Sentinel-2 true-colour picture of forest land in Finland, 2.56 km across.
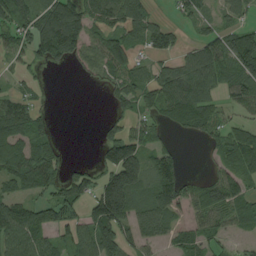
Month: August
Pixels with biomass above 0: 68%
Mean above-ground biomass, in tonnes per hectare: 76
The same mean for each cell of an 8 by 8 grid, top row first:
80 121 127 103 76 27 39 42
71 142 93 96 54 49 89 154
24 7 13 60 67 113 95 98
103 27 0 28 54 100 76 49
85 75 0 116 89 19 34 113
81 82 72 140 105 101 32 75
106 91 61 211 83 91 107 75
98 61 92 108 64 50 60 25
